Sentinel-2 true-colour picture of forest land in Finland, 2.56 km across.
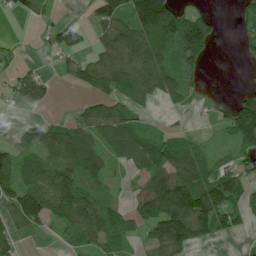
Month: July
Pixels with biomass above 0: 63%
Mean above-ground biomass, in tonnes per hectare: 69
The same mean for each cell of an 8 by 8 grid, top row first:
23 25 4 113 197 155 51 34
11 29 51 108 128 104 69 20
40 29 51 96 104 92 13 2
9 10 27 61 24 19 7 129
51 84 90 65 85 58 16 81
71 75 88 27 59 120 90 84
107 120 118 77 104 192 158 95
47 6 58 69 42 165 50 15
